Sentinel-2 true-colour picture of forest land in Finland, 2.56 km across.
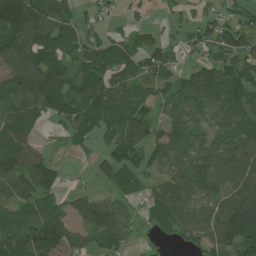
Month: July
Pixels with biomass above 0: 76%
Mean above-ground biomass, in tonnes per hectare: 76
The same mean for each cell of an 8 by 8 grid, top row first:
181 117 37 18 14 20 35 47
125 121 67 69 68 48 65 93
122 123 90 80 62 54 90 92
97 85 88 98 73 46 38 86
117 12 36 76 85 82 75 95
120 101 2 85 72 72 98 87
81 77 44 69 36 94 61 155
106 123 44 65 12 36 82 142
